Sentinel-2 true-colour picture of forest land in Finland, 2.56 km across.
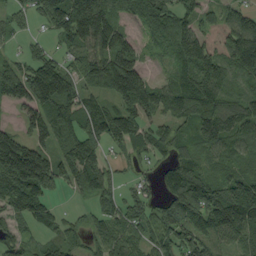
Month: September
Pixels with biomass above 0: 82%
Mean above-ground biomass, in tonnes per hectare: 85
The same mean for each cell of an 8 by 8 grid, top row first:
38 78 185 116 70 91 45 87
15 32 83 95 25 103 80 136
110 151 76 124 65 73 146 61
6 93 110 101 109 76 132 115
150 79 124 55 62 77 85 77
176 141 101 45 25 95 83 81
79 61 16 47 49 97 121 156
65 57 39 76 53 75 81 79
